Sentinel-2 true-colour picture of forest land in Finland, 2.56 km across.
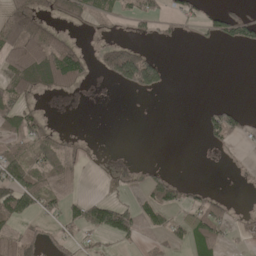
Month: May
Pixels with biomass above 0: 37%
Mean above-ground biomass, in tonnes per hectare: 36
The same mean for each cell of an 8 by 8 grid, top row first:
61 46 58 36 42 35 31 44
95 91 30 51 27 5 8 37
64 84 63 47 127 0 0 0
54 11 3 0 1 0 26 34
48 57 9 0 0 0 20 14
89 65 20 13 25 14 0 1
104 37 64 99 47 54 47 2
62 23 30 40 15 29 62 10
